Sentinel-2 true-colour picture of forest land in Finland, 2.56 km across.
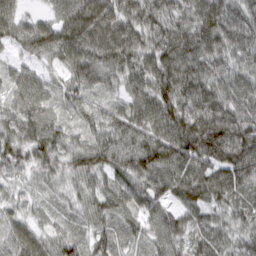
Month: March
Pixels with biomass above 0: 97%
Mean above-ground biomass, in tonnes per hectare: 69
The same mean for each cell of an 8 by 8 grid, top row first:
51 34 109 85 84 70 100 74
41 74 102 103 70 106 93 66
51 37 58 38 70 103 83 57
54 57 40 47 82 94 109 70
81 87 43 74 87 116 137 117
34 41 68 60 91 90 89 94
30 25 42 68 63 57 69 62
52 45 41 55 40 57 62 53
